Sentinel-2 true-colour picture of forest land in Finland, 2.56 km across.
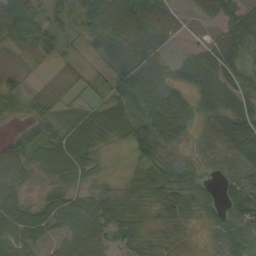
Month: September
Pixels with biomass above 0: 84%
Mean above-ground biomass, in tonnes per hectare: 48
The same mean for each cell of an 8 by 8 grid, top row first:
63 35 32 101 89 36 32 77
27 36 15 74 92 14 40 75
18 7 19 56 83 31 60 58
20 35 45 73 72 65 48 68
39 57 74 33 88 51 36 49
52 34 45 16 62 79 30 35
57 49 50 50 37 30 47 58
44 27 55 45 43 31 11 59
